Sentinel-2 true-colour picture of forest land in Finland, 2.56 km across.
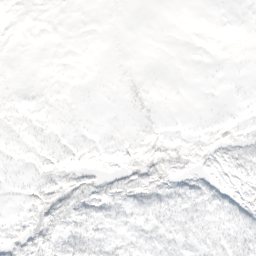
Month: March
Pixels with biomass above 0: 37%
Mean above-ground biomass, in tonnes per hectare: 4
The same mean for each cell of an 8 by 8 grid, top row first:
0 0 0 0 0 0 0 0
0 0 0 0 0 0 0 0
0 0 0 0 1 0 0 0
1 0 0 0 2 0 0 1
1 2 2 2 5 4 4 6
1 5 8 7 12 7 4 5
2 13 9 6 8 11 9 9
10 13 13 9 6 9 8 13
